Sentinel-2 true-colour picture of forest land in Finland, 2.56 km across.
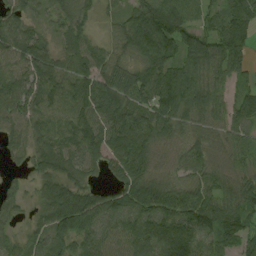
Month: August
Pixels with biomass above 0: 91%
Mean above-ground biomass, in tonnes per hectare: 78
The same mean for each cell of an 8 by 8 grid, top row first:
67 44 40 20 94 98 50 92
86 61 74 37 103 102 87 105
71 93 111 80 86 100 72 43
69 87 99 98 78 92 65 72
48 83 125 89 94 46 62 49
19 77 56 47 66 36 58 54
39 95 124 83 111 115 121 90
50 85 80 71 115 191 87 79
